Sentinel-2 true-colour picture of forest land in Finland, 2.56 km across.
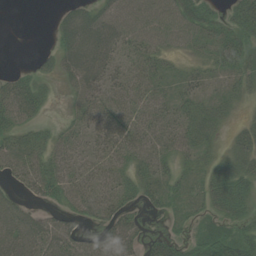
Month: August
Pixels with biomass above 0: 76%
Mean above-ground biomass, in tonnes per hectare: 32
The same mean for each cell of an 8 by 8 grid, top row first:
0 2 37 46 46 50 40 50
0 9 60 44 37 22 29 41
33 16 45 31 37 20 20 23
58 13 25 36 35 33 31 8
35 27 24 41 36 30 19 29
25 46 28 27 33 23 31 52
31 20 28 37 19 12 31 46
56 53 34 51 28 26 50 63
